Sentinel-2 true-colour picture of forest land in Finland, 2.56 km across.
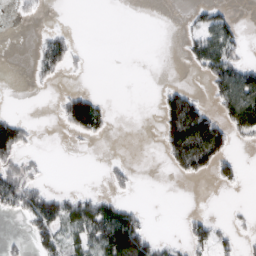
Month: March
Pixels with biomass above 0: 29%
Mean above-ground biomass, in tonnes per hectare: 29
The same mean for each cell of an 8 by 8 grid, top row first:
6 1 0 0 0 0 45 8
0 49 7 0 0 0 75 29
0 16 1 0 0 2 37 104
7 0 95 14 0 100 39 111
81 0 4 1 0 92 123 8
52 5 0 15 0 13 25 21
47 86 68 62 11 0 2 3
10 48 47 120 78 10 48 18
